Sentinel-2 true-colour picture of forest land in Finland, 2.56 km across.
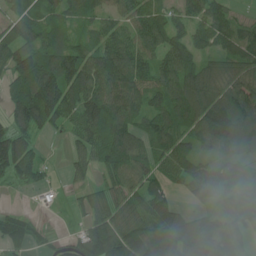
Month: June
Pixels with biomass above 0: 81%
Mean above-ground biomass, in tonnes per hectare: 96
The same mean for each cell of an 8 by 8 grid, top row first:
84 73 73 70 96 64 98 28
112 120 96 132 98 100 69 92
112 176 148 151 109 124 115 96
116 158 124 149 107 124 170 162
154 9 66 126 91 100 71 122
94 28 41 78 86 72 102 87
19 6 33 88 99 67 67 92
74 27 86 164 120 144 120 71
